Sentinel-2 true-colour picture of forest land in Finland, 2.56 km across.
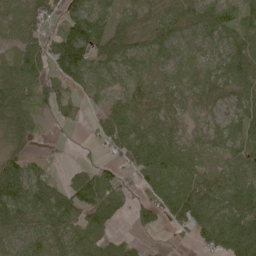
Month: May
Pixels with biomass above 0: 84%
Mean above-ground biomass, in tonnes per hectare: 57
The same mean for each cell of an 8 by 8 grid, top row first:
37 53 79 49 43 76 82 62
30 64 128 88 58 45 43 63
63 53 49 36 43 39 40 60
81 27 19 76 81 41 27 52
45 7 3 62 105 56 38 52
65 24 52 46 62 76 69 51
74 78 81 79 39 93 91 92
52 76 55 25 7 9 65 120
